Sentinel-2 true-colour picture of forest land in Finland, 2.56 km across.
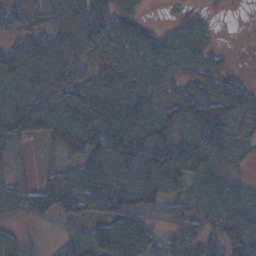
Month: November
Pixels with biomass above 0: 84%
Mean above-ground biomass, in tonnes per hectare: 67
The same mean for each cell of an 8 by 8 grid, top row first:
59 60 97 82 18 16 15 0
42 63 79 132 97 82 48 0
87 111 69 95 82 41 55 23
100 115 99 104 95 76 98 76
33 34 87 130 138 83 97 52
17 30 73 108 108 89 71 21
43 51 58 104 76 35 61 56
30 5 31 121 86 46 52 71
